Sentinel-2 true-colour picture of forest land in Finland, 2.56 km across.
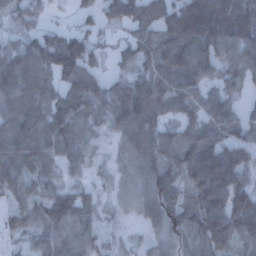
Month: December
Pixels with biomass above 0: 88%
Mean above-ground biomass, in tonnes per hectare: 77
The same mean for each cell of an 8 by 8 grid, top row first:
57 25 29 52 82 107 175 140
61 122 112 29 85 121 104 99
104 67 102 45 79 100 68 59
93 92 77 76 121 60 80 52
117 87 70 31 95 88 117 95
88 64 33 31 64 70 134 79
42 91 80 24 54 74 111 100
20 71 74 23 23 46 79 77
